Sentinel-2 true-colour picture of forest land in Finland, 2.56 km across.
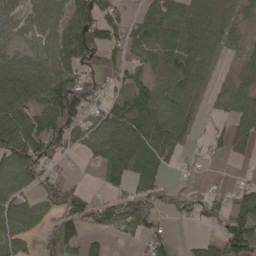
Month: May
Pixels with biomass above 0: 71%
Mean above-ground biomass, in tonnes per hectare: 65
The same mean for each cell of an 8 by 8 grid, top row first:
49 56 109 58 46 65 50 30
56 67 173 68 77 74 61 26
105 108 106 44 42 66 37 46
91 110 113 76 90 43 19 66
125 136 47 81 79 45 33 37
72 59 10 53 69 12 9 11
59 52 103 83 91 46 69 69
66 51 63 12 51 19 31 158
